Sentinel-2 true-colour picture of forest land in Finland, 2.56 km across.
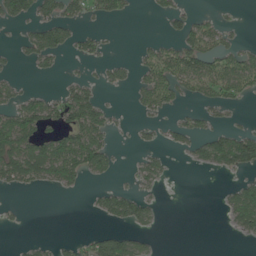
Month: June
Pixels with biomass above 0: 36%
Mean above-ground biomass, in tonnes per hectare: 33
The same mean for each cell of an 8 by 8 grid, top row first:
46 40 35 39 1 31 16 4
15 71 27 4 15 44 67 33
16 7 23 24 41 66 71 77
62 60 97 19 19 16 26 7
94 69 94 22 11 18 57 77
69 58 49 19 36 2 3 22
4 0 0 51 39 0 0 78
2 9 18 64 21 0 0 7
